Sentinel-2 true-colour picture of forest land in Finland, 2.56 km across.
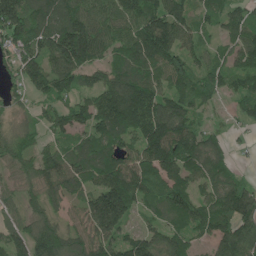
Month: June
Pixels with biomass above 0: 89%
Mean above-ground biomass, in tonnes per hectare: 118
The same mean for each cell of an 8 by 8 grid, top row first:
201 150 149 111 155 128 69 80
132 141 215 103 173 140 65 108
67 129 79 110 129 123 101 91
47 69 106 172 173 159 43 62
96 64 93 122 156 167 111 22
73 132 141 155 139 117 119 44
44 102 83 237 68 133 122 195
106 151 124 129 118 123 71 208
